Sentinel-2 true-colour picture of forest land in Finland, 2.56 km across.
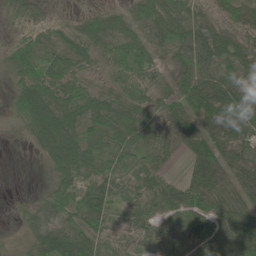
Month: June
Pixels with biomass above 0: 90%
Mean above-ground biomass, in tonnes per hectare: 52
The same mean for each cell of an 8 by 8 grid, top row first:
33 25 27 49 48 60 37 42
47 34 63 57 52 49 59 50
47 79 53 51 73 49 58 47
43 97 55 72 64 45 58 66
4 88 60 54 57 25 53 51
0 33 76 64 72 16 61 41
9 51 55 43 69 75 64 55
8 66 63 44 52 65 69 70
